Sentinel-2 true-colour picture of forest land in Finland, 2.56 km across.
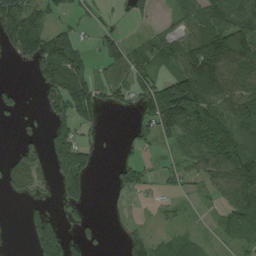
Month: August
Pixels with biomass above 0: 58%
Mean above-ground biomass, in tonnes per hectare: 68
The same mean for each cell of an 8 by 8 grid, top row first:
145 57 25 14 37 51 99 106
79 124 72 66 56 75 176 169
5 95 116 75 65 113 191 96
28 45 93 19 73 180 133 118
24 57 76 1 33 61 117 119
72 43 98 29 48 38 77 136
0 23 36 11 8 23 19 92
1 135 32 4 69 42 18 38
